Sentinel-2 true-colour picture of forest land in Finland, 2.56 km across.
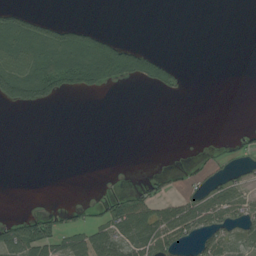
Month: August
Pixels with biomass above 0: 30%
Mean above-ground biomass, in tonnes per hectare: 26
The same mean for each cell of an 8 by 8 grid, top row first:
52 15 0 0 0 0 0 0
72 72 107 86 29 0 0 0
106 103 85 65 54 28 0 0
7 2 0 0 0 0 0 0
0 0 0 0 0 0 3 22
0 0 0 1 12 10 26 18
0 14 20 46 58 40 47 36
75 83 69 64 61 46 31 26
